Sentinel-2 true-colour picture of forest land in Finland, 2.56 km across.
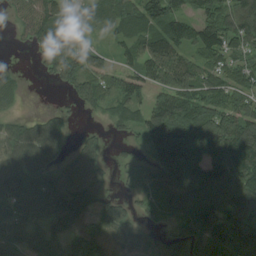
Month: August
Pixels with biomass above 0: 81%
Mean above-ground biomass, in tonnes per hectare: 89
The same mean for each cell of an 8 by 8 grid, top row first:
33 85 44 92 109 93 104 115
12 100 97 34 97 103 95 62
28 19 111 68 91 156 88 70
23 26 33 59 104 149 117 97
97 108 38 23 87 236 145 147
145 95 92 30 53 132 133 132
108 125 113 72 41 76 90 123
114 87 69 81 58 82 90 136
